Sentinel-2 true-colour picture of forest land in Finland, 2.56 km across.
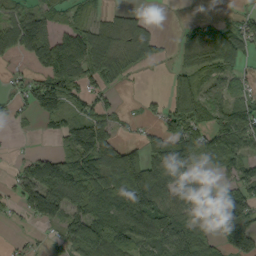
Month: September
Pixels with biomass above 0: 68%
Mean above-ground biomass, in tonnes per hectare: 76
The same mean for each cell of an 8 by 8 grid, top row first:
59 59 29 27 13 2 20 31
67 122 119 86 60 29 99 76
19 85 69 52 4 49 45 33
19 72 44 42 15 94 82 83
2 2 161 113 53 137 89 93
43 151 148 162 167 113 30 55
29 152 89 130 164 107 159 141
8 13 124 114 97 119 68 119
